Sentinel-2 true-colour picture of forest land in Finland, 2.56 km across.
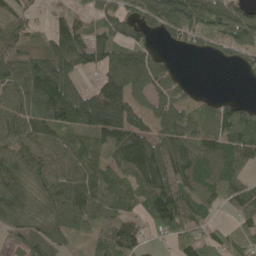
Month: May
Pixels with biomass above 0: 79%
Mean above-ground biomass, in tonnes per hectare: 94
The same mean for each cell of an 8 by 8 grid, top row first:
59 29 39 75 84 148 103 114
74 94 144 119 82 28 31 77
111 168 64 149 123 61 0 3
92 136 174 207 63 84 61 79
91 93 89 110 146 103 86 120
112 110 116 97 159 124 101 82
120 98 129 82 95 158 58 78
66 103 26 118 57 66 60 82
